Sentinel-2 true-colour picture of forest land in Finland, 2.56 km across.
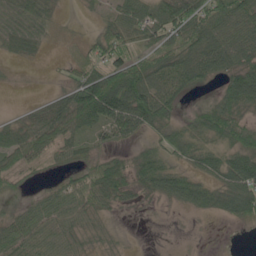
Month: May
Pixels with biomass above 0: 71%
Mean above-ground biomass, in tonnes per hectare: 44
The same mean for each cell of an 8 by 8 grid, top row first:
71 36 3 33 63 81 67 81
32 9 14 60 37 59 73 75
2 2 54 99 96 69 32 74
10 55 107 105 109 30 37 43
51 58 37 24 22 50 29 56
31 9 34 65 51 49 41 81
17 47 48 29 8 14 34 59
52 43 29 14 0 1 0 0
